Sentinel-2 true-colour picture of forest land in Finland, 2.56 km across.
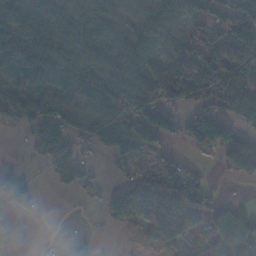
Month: November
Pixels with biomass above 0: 69%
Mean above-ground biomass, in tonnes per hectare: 91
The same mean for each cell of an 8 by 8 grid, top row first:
99 145 102 142 95 72 87 174
123 123 124 146 109 65 122 68
124 128 133 170 159 156 141 96
94 134 124 174 126 58 102 137
2 121 52 146 97 25 92 104
52 38 105 10 60 62 17 49
54 0 4 70 102 197 80 49
46 8 3 0 20 117 80 114
